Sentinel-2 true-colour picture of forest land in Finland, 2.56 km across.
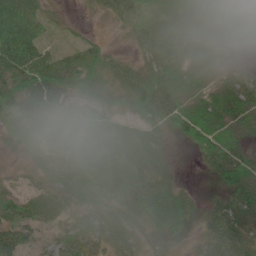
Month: June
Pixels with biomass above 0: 92%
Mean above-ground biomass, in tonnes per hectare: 47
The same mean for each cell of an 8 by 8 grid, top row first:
69 20 7 34 26 39 46 31
82 32 35 19 51 63 39 15
58 76 46 35 81 90 38 44
67 69 65 36 63 75 82 64
40 57 79 49 51 11 70 40
15 43 67 49 52 15 17 62
39 36 42 51 65 75 26 42
52 15 42 49 25 24 40 48
